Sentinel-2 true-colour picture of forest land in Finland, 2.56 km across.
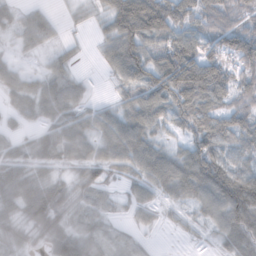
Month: November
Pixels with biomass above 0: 83%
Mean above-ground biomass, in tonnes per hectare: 60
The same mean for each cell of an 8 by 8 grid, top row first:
38 29 14 81 147 91 82 72
22 27 10 59 79 72 48 103
48 54 26 23 80 127 137 68
36 58 48 42 84 67 76 68
37 61 61 67 69 27 80 59
70 47 41 31 59 85 104 81
60 126 46 29 34 26 67 110
46 59 75 33 17 4 17 70
